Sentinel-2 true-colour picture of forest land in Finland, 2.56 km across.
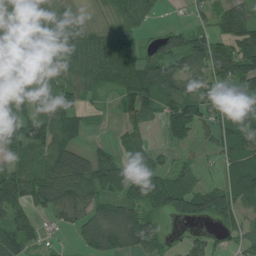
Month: July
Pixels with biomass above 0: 76%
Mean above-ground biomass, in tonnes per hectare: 74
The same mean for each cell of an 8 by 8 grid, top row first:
101 65 38 41 52 4 43 110
118 66 89 98 48 85 114 118
80 52 67 70 113 105 68 118
51 68 55 12 81 107 72 65
73 108 45 25 37 44 39 82
111 112 109 101 88 67 21 97
101 83 91 80 77 83 109 65
98 22 56 113 104 11 36 48
